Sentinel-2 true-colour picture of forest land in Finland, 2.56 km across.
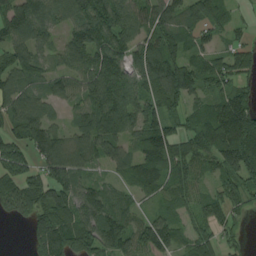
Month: August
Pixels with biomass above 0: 84%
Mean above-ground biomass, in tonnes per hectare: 87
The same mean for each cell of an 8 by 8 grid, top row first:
102 94 98 104 87 85 87 23
83 54 121 109 89 78 59 43
79 55 91 127 93 147 85 49
82 50 51 141 89 59 83 134
81 141 86 110 113 91 96 187
87 104 74 37 121 72 41 105
90 123 114 97 36 62 80 46
0 144 103 129 103 73 54 31
